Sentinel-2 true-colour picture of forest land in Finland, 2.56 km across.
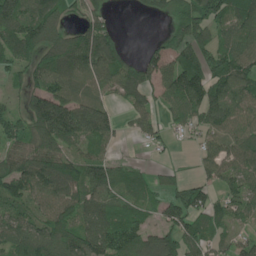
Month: June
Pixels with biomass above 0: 79%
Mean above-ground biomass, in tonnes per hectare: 92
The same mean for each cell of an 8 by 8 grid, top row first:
141 128 57 33 18 93 131 96
130 98 122 116 26 87 97 92
37 82 86 105 119 112 129 105
58 228 143 64 67 60 113 89
86 132 77 43 26 15 53 83
131 139 136 108 47 41 55 81
101 97 110 86 69 104 99 65
114 134 123 131 117 116 80 50
